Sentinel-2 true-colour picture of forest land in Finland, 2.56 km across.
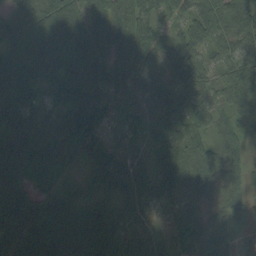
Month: September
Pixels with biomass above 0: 94%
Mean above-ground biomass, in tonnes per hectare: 68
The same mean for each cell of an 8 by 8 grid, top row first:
75 103 82 85 61 51 85 103
69 110 96 77 66 66 59 67
105 72 99 73 42 62 49 99
92 39 99 46 46 73 71 70
106 70 69 33 27 82 57 43
71 44 22 55 43 96 80 53
97 76 58 46 50 53 44 52
71 90 67 67 49 33 83 53
